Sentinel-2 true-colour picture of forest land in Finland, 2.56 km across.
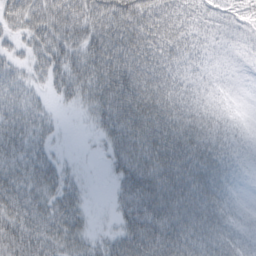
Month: March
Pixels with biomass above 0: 89%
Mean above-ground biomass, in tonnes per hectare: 49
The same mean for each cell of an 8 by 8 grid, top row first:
53 75 76 73 65 47 31 27
19 62 62 73 67 53 27 27
44 39 61 76 63 48 29 20
60 20 16 69 71 65 42 26
58 28 1 41 63 68 53 31
46 46 15 21 73 69 60 28
62 49 34 16 72 70 64 26
80 58 37 40 79 71 60 35
